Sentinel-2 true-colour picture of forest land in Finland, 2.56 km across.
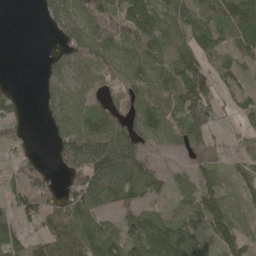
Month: May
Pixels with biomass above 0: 74%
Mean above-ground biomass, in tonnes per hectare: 75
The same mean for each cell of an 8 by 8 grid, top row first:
0 37 80 95 107 99 86 106
0 6 105 81 101 79 78 65
2 43 61 66 93 118 85 43
39 39 88 77 92 93 99 52
45 11 191 190 65 54 82 21
38 29 113 213 95 30 61 44
67 68 119 75 63 48 102 44
79 84 101 101 134 114 49 72
